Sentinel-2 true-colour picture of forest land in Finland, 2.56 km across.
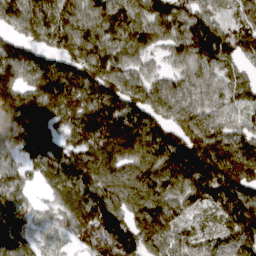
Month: April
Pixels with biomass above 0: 94%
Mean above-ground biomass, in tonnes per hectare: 145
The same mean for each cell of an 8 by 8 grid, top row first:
144 186 140 156 122 143 104 106
122 125 180 147 110 119 191 140
136 193 187 159 107 84 117 87
204 190 180 189 167 137 124 96
131 128 171 230 167 197 240 157
98 126 150 130 128 167 210 234
129 46 160 136 139 111 117 197
133 34 119 206 125 108 101 134
